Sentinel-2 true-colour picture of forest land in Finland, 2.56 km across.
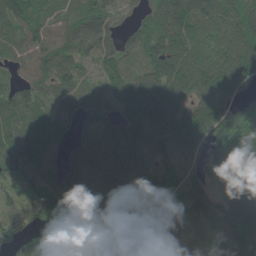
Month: June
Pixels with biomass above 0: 93%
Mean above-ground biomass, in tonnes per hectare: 105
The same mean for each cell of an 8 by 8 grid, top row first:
114 77 90 58 84 158 143 136
79 110 107 78 145 179 182 173
50 96 71 70 136 177 195 144
88 69 67 57 129 126 200 105
80 80 92 104 87 113 122 102
55 53 138 125 89 69 105 178
40 109 112 112 112 56 85 219
66 86 113 107 51 46 48 96
